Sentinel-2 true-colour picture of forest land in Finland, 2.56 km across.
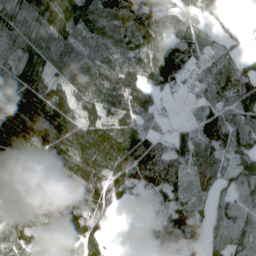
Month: April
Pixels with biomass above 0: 87%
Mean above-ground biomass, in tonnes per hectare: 97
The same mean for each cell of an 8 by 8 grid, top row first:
118 170 154 131 115 59 25 1
106 114 128 110 65 108 53 17
118 85 143 137 80 76 108 96
134 138 83 99 66 11 85 124
138 125 152 150 107 73 104 101
86 123 135 153 88 63 53 108
91 108 138 82 44 92 57 98
92 51 124 20 83 130 70 93
